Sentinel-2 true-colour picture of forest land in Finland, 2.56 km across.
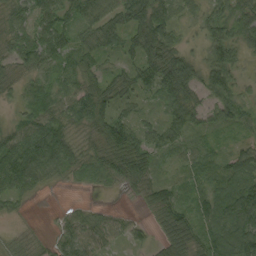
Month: September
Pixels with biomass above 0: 89%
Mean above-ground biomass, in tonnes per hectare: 51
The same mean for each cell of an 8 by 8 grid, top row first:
43 69 65 61 84 37 37 55
51 78 46 42 80 47 54 48
26 39 59 48 59 97 73 30
22 67 74 58 20 58 38 45
70 110 33 55 61 43 23 25
104 42 25 52 72 19 30 86
15 1 17 11 22 49 75 118
19 18 66 33 23 73 72 94
